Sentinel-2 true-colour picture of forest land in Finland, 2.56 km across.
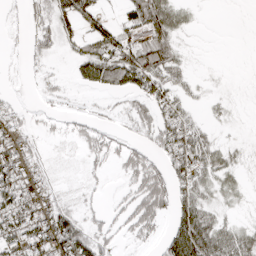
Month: April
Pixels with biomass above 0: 69%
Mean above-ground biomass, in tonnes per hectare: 40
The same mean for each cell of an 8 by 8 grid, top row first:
4 59 64 22 84 39 1 0
4 38 40 79 94 36 1 0
1 20 41 80 76 42 4 2
23 11 15 15 47 54 9 3
71 7 23 36 29 75 45 10
85 30 14 19 75 54 44 21
91 68 28 21 71 46 38 12
70 94 91 29 28 79 89 55
